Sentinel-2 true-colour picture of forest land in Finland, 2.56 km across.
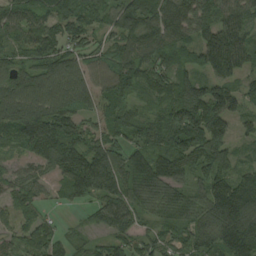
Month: August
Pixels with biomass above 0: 91%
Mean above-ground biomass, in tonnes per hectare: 112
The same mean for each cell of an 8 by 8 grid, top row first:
123 114 128 96 158 150 136 124
129 121 99 93 125 107 138 113
126 125 113 133 122 128 99 65
138 147 112 106 48 148 184 74
73 140 120 123 96 169 192 37
49 53 192 163 148 107 130 89
72 33 36 121 86 104 133 184
57 87 35 73 62 76 120 161
